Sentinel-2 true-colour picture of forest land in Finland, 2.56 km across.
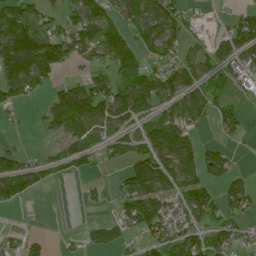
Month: July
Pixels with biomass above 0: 61%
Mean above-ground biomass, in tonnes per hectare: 72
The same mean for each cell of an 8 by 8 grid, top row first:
128 54 107 76 97 76 16 53
216 160 108 83 64 66 54 108
155 58 44 70 108 93 97 53
27 58 163 123 59 80 67 46
11 13 62 48 80 187 24 17
108 42 32 14 181 133 82 40
19 2 6 24 129 76 98 64
24 16 20 45 46 94 81 44
